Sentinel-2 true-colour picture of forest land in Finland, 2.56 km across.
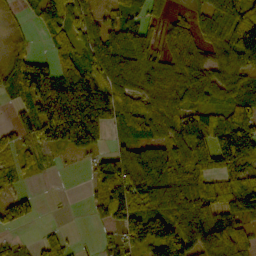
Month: October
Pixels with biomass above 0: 76%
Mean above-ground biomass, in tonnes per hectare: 89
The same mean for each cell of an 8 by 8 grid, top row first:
20 93 87 52 54 32 81 99
58 31 73 109 106 82 66 126
117 202 140 122 115 111 101 81
40 205 219 126 85 82 72 103
45 92 109 42 104 95 60 131
42 7 4 133 145 93 95 91
75 1 3 118 107 129 119 120
22 34 5 45 153 133 132 94
